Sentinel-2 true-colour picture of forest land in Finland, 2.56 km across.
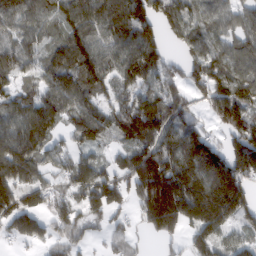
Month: February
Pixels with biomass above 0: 83%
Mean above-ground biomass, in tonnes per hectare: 115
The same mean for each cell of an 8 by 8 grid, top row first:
124 92 118 138 150 122 95 82
99 74 129 111 154 36 104 101
75 90 97 98 127 80 146 134
107 115 91 110 194 96 65 170
127 86 80 57 130 143 127 148
125 62 97 108 196 202 177 166
166 100 114 121 130 229 227 181
63 78 76 59 24 46 118 75
